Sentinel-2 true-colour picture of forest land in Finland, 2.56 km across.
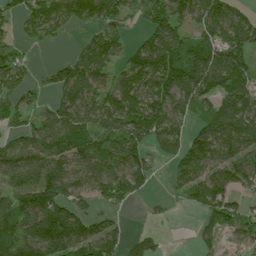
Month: July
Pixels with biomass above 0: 74%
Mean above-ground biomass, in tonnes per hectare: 81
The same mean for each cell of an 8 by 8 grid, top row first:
49 85 57 72 40 93 112 71
31 13 34 72 66 92 98 101
78 34 99 84 110 99 116 88
72 55 107 104 113 95 76 102
72 96 99 102 72 67 112 110
118 116 114 122 68 58 98 98
124 117 68 43 8 14 81 59
141 161 134 79 53 1 33 42
